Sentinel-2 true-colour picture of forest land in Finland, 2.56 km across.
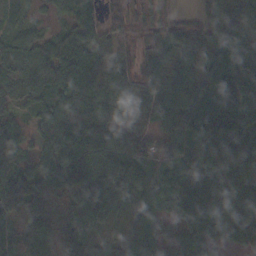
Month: October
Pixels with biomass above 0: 92%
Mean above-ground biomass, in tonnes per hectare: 85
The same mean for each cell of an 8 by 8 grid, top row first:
27 22 88 34 20 16 65 107
86 78 144 92 28 88 100 163
89 106 150 136 57 87 87 172
42 99 163 120 56 107 124 137
76 87 121 105 79 82 82 135
103 84 80 78 75 72 111 103
76 51 64 62 68 51 136 138
46 44 50 40 52 43 77 88
